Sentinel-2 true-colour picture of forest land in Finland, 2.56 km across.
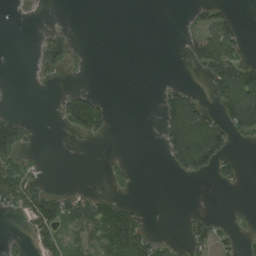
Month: August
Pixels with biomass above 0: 29%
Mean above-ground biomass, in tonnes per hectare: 29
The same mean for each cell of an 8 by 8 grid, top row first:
6 1 0 0 0 0 45 8
0 49 7 0 0 0 75 29
0 16 1 0 0 2 37 104
7 0 95 14 0 100 39 111
81 0 4 1 0 92 123 8
52 5 0 15 0 13 25 21
47 86 68 62 11 0 2 3
10 48 47 120 78 10 48 18
